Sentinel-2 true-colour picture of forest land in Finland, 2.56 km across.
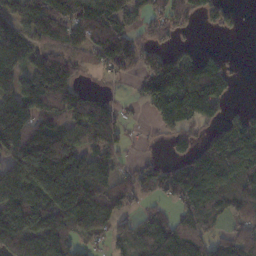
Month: November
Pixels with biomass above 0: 73%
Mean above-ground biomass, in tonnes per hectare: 107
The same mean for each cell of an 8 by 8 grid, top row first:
127 187 156 154 81 104 63 27
132 121 99 148 93 47 9 3
108 197 55 46 120 168 136 10
141 102 98 87 28 195 109 34
174 146 97 112 9 48 82 140
140 238 191 84 83 111 136 113
138 155 164 114 37 62 117 105
152 138 69 54 82 167 98 110
